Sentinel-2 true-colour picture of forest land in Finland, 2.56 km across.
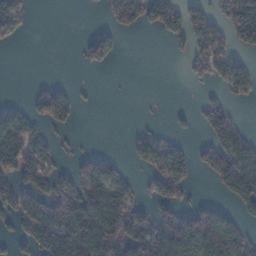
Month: January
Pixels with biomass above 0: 45%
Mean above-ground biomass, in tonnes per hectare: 59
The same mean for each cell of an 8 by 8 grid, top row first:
62 0 0 39 65 70 55 176
3 0 23 52 0 9 88 44
0 13 1 0 0 0 27 64
52 92 19 0 1 10 59 10
130 48 5 0 54 29 45 65
85 67 79 67 28 96 41 162
87 102 160 149 38 59 61 35
41 139 148 169 162 159 167 92
